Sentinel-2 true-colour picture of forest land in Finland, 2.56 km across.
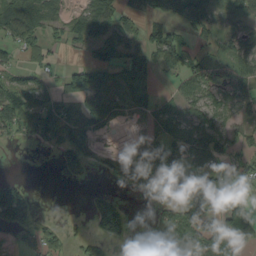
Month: September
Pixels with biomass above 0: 60%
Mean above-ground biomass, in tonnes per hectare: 50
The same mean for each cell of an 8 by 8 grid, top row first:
88 66 67 77 46 52 63 46
40 32 27 65 61 69 23 58
36 33 73 61 76 34 72 60
78 62 70 77 46 54 60 41
10 18 47 8 45 90 91 47
10 0 21 35 58 61 65 45
129 1 1 64 6 59 73 40
21 47 22 31 15 66 99 58
